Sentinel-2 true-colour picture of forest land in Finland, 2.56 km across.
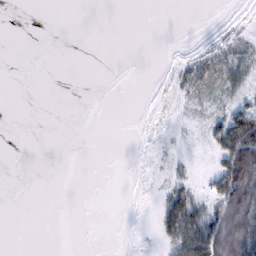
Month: February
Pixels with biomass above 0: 23%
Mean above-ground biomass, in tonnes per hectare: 18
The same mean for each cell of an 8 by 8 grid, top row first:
0 0 0 0 0 0 0 1
0 0 0 0 0 0 12 17
0 0 0 0 0 16 33 42
0 0 0 0 0 2 22 57
0 0 0 0 0 2 18 149
0 0 0 0 1 15 23 153
0 0 0 0 0 87 42 135
0 0 0 0 0 77 123 117
